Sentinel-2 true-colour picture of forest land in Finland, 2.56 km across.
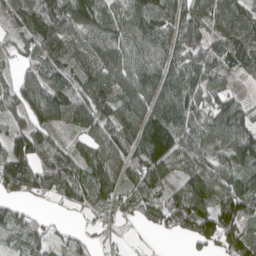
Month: April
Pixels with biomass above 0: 86%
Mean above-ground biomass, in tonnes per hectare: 86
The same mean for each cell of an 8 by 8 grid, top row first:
70 129 138 100 144 101 98 97
35 81 72 122 115 90 58 90
46 67 70 108 124 101 90 28
53 103 116 88 121 132 101 77
97 82 45 79 141 139 94 119
136 117 79 81 88 57 96 74
48 15 52 47 62 99 104 125
47 52 42 19 7 20 97 146
